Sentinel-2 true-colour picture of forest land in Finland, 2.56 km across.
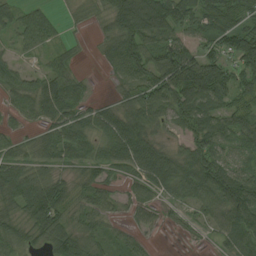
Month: August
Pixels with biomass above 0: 83%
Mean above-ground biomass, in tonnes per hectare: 60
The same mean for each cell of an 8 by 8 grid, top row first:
38 29 14 81 147 91 82 72
22 27 10 59 79 72 48 103
48 54 26 23 80 127 137 68
36 58 48 42 84 67 76 68
37 61 61 67 69 27 80 59
70 47 41 31 59 85 104 81
60 126 46 29 34 26 67 110
46 59 75 33 17 4 17 70
